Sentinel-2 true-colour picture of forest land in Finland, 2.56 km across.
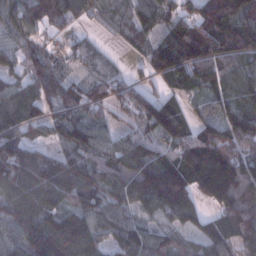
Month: January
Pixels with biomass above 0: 89%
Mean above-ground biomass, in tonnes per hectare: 105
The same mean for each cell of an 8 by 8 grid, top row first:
90 102 49 63 88 99 143 141
80 65 45 14 62 176 166 119
70 99 58 69 44 92 102 76
121 67 77 54 125 93 55 103
129 66 111 69 99 117 179 120
163 163 137 96 141 160 230 184
143 110 104 79 73 141 62 172
99 154 158 70 101 61 92 96
